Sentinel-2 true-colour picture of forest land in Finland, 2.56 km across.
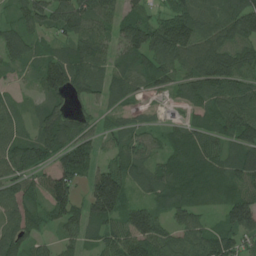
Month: July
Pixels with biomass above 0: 90%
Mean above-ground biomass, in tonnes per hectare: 84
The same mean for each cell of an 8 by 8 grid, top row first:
45 104 117 72 64 106 118 168
74 41 79 60 122 139 130 125
18 94 85 74 70 65 136 118
47 67 31 50 22 13 71 100
80 100 116 53 67 74 79 84
73 74 104 133 71 90 89 84
83 83 77 145 83 81 46 139
87 33 67 82 123 72 101 88
